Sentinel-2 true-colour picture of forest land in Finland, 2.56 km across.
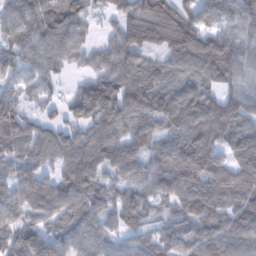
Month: February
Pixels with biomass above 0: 92%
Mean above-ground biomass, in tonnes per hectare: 99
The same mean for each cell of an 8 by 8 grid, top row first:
73 99 76 43 129 117 57 84
91 87 57 78 103 125 128 90
66 52 39 121 115 79 94 69
104 42 134 182 138 150 140 129
137 119 125 122 90 115 108 127
103 72 152 66 86 133 123 91
97 110 103 66 79 83 122 104
98 125 81 58 62 83 117 109
